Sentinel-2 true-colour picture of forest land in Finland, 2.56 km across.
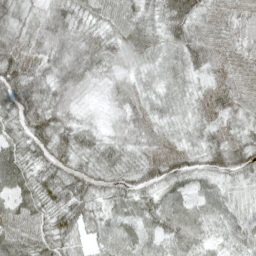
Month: April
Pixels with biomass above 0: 99%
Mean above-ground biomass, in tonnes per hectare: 46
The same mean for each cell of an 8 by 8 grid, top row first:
57 51 42 49 37 70 43 45
60 56 55 36 38 42 57 46
70 51 54 35 23 32 29 42
63 61 28 28 33 25 31 39
55 59 45 35 40 21 37 46
77 43 46 34 46 52 41 41
65 48 58 35 45 61 50 32
67 54 31 51 39 54 38 44
